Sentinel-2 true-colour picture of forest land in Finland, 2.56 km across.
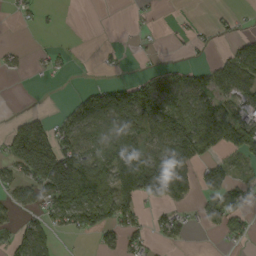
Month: September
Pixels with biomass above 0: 49%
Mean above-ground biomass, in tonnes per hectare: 60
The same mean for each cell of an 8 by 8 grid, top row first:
15 7 0 0 15 8 5 12
14 15 2 6 7 7 14 52
3 6 1 18 47 58 57 91
11 20 71 141 155 125 131 65
147 165 83 95 95 146 94 105
66 151 125 94 194 155 68 35
55 66 103 109 40 47 65 74
58 48 9 51 40 37 1 26
